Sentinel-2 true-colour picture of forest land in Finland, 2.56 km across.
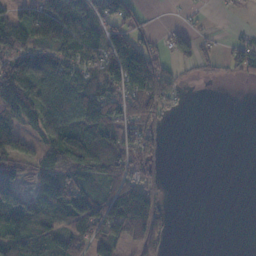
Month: November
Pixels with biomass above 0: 61%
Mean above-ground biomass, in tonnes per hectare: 59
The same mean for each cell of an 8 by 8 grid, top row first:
55 97 85 89 14 2 6 2
93 94 94 93 62 41 14 45
118 80 88 97 137 38 16 20
113 86 124 94 80 20 0 0
71 73 110 73 69 0 0 0
57 102 82 74 51 0 0 0
109 93 132 116 138 4 0 0
88 95 78 78 61 5 0 0
